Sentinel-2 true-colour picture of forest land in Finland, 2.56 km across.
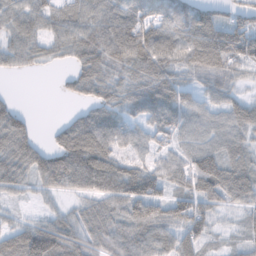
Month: November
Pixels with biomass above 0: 84%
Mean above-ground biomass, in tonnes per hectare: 69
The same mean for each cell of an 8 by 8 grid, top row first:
73 65 63 92 89 89 65 46
71 43 79 95 115 91 67 104
6 0 64 56 84 72 59 35
34 0 41 82 98 105 53 67
52 21 133 93 50 51 60 58
50 45 123 113 107 77 119 102
22 26 36 62 110 85 58 43
90 129 78 73 89 75 41 28
